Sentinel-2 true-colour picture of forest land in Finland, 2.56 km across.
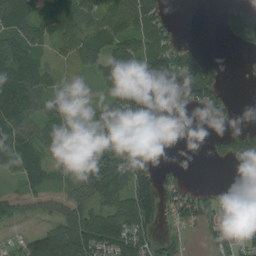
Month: August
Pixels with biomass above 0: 68%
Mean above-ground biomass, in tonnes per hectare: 72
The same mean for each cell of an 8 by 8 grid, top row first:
100 98 86 98 119 7 0 84
87 40 78 74 84 64 5 35
114 59 9 89 180 187 99 3
116 69 32 74 88 31 46 2
116 75 39 130 115 0 17 96
48 64 117 164 90 15 0 2
60 64 76 83 143 51 73 79
20 128 139 134 77 23 16 75
